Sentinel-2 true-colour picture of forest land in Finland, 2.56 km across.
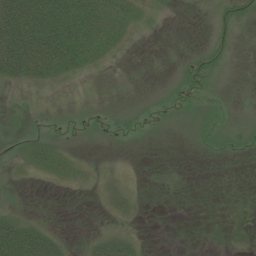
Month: July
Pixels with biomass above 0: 42%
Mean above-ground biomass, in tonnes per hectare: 15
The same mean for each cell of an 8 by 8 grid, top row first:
73 74 54 29 12 1 6 22
70 67 47 17 1 2 19 3
28 24 8 6 1 15 25 1
5 3 6 8 11 13 12 6
7 20 3 2 1 2 12 13
3 15 12 12 1 1 0 0
9 1 0 17 3 0 0 0
70 47 5 37 5 0 0 1
